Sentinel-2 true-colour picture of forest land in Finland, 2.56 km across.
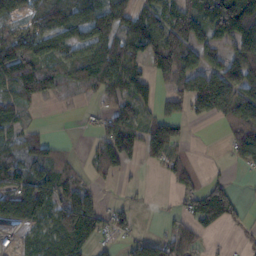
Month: November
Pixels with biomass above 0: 66%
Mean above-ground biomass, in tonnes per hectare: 71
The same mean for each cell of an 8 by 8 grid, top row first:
43 78 63 66 80 116 126 186
132 87 89 98 94 145 79 91
125 89 91 104 65 78 108 102
54 1 12 60 42 53 84 121
53 55 5 114 85 66 1 90
91 94 35 39 6 64 19 7
151 93 110 38 8 25 142 38
71 66 81 25 37 75 18 11
